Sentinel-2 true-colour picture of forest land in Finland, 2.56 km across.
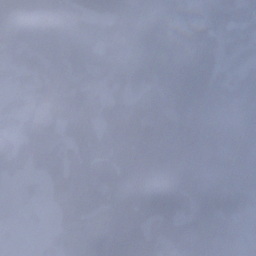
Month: December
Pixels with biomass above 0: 82%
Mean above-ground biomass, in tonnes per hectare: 107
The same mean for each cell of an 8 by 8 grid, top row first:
26 41 68 125 115 153 138 77
38 41 77 44 81 131 139 77
20 81 84 54 93 167 140 88
27 73 148 101 99 148 246 178
102 125 127 132 159 209 183 119
36 92 132 181 128 157 82 130
3 33 139 142 87 83 181 79
0 12 178 176 141 136 198 72
